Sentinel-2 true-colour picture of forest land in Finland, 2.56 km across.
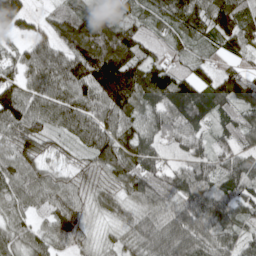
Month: April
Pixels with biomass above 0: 94%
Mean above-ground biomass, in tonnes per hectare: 89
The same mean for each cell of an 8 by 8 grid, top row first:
142 45 124 81 59 93 106 96
46 62 128 149 96 53 39 79
78 107 136 200 128 104 67 87
125 107 120 122 72 110 111 77
101 52 68 118 89 47 49 63
92 63 61 76 103 81 77 110
65 65 69 55 79 94 110 82
78 75 64 45 94 153 104 70
